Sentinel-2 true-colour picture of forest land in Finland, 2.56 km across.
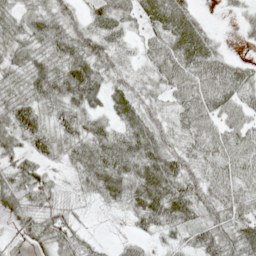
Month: May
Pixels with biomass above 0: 86%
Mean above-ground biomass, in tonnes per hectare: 42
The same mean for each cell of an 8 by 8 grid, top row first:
38 42 31 40 21 28 6 15
45 42 51 38 33 44 29 4
39 63 72 32 28 66 75 40
60 39 46 33 42 36 67 54
35 43 49 60 63 30 57 63
55 31 38 71 65 60 48 52
53 49 17 16 61 63 38 50
13 46 42 6 14 16 51 51
